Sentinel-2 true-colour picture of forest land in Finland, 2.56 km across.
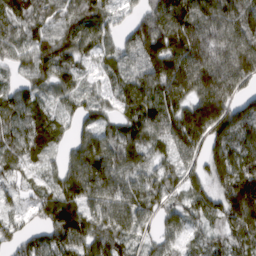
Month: March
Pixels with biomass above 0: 93%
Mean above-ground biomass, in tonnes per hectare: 105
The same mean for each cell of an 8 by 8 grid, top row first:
114 77 90 58 84 158 143 136
79 110 107 78 145 179 182 173
50 96 71 70 136 177 195 144
88 69 67 57 129 126 200 105
80 80 92 104 87 113 122 102
55 53 138 125 89 69 105 178
40 109 112 112 112 56 85 219
66 86 113 107 51 46 48 96
